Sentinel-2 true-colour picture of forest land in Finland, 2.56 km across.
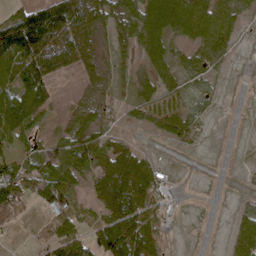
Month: April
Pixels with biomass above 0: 62%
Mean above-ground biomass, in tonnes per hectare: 55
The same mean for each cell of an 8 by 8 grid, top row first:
76 152 135 62 97 112 92 25
160 170 103 29 62 29 59 7
93 85 26 20 36 44 28 0
147 46 51 21 44 45 17 0
43 33 88 43 6 22 2 1
85 87 60 157 80 4 0 3
27 49 21 133 88 4 0 17
2 61 72 121 103 1 0 64
